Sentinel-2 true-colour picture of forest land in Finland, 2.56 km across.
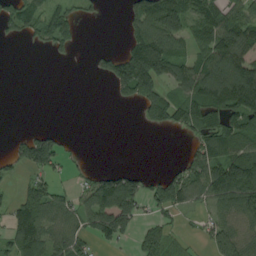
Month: August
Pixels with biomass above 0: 54%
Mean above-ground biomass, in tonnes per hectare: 75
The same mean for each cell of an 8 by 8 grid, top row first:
111 77 40 0 108 135 96 91
1 49 18 13 176 80 114 151
0 0 0 99 197 110 180 207
0 0 0 0 77 95 94 133
36 98 2 0 0 0 90 85
28 60 23 84 54 65 136 176
86 116 72 212 51 77 51 110
123 100 82 77 58 25 51 98
